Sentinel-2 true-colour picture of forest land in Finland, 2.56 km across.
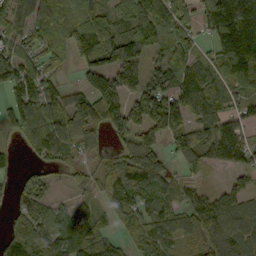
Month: September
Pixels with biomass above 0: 80%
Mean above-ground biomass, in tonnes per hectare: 88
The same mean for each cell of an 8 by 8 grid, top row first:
88 85 87 86 134 132 80 167
85 72 100 157 130 117 32 162
106 67 38 126 101 107 94 86
80 114 154 153 153 146 99 63
28 127 90 31 112 85 98 105
30 41 28 64 91 37 24 49
49 68 50 58 71 72 99 79
92 105 99 54 80 69 78 99
